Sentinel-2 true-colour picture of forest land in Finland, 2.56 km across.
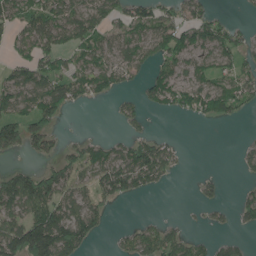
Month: June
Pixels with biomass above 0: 55%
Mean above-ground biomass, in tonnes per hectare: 59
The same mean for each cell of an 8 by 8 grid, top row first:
73 89 79 60 78 64 57 6
39 67 55 53 74 100 75 64
79 92 65 66 42 71 64 81
76 74 7 10 36 35 75 38
83 60 41 43 75 26 0 11
97 79 56 100 94 19 15 13
97 117 68 23 0 1 32 47
147 197 92 15 77 64 24 27
